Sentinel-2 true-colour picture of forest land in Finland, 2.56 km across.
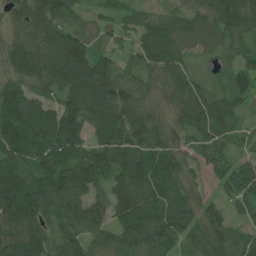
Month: July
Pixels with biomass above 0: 93%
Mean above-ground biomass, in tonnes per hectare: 82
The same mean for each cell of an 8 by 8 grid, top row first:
58 95 44 37 44 54 64 100
86 113 118 50 67 74 35 46
77 103 129 123 61 73 24 58
118 73 122 119 85 58 84 34
108 152 99 113 99 63 71 30
105 92 114 89 107 70 43 90
126 94 99 92 97 93 62 40
117 83 88 69 106 77 83 66
